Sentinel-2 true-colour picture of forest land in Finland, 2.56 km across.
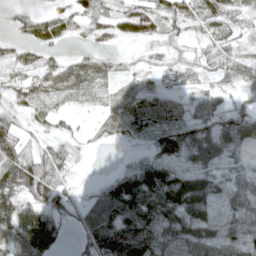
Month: May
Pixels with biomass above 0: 82%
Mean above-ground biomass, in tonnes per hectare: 62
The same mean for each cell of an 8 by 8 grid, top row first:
39 52 58 60 92 66 83 51
40 50 10 17 22 32 48 39
55 69 66 34 31 43 37 57
34 37 13 37 63 45 60 54
58 37 23 16 17 67 89 66
101 92 9 26 81 80 76 49
98 83 45 114 104 117 85 55
123 125 45 184 162 85 78 64
